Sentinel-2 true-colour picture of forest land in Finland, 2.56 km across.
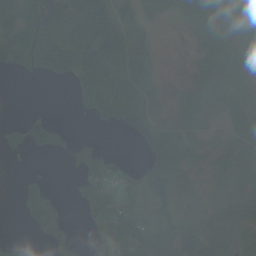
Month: September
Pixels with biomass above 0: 66%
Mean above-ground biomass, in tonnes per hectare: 51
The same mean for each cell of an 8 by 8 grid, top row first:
73 100 92 52 37 32 68 72
113 92 124 100 33 0 53 41
4 13 74 97 61 4 78 68
0 14 14 79 59 32 40 67
33 62 13 2 53 71 22 57
6 17 30 64 70 75 26 53
15 62 24 87 116 56 17 27
13 12 16 85 85 77 82 35
